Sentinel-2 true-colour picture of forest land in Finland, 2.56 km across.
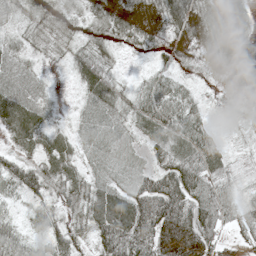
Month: May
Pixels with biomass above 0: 93%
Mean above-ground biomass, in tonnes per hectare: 45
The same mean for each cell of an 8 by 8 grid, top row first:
24 40 32 60 58 68 67 74
26 22 36 28 31 51 61 70
28 12 41 46 28 32 24 56
65 24 17 34 62 61 19 34
32 41 19 21 23 49 50 14
70 59 37 13 36 97 72 27
19 41 46 74 78 89 77 35
52 47 32 73 74 80 65 23
